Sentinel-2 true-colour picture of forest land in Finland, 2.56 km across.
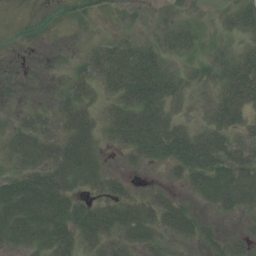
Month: July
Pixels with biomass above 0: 63%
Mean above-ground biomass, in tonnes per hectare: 23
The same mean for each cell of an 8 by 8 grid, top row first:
0 1 3 1 2 7 2 19
1 0 3 22 16 14 7 12
0 0 14 29 50 19 13 45
7 8 36 24 47 15 12 36
23 30 53 16 45 46 39 31
23 37 41 17 5 15 46 43
47 48 32 36 35 33 15 27
26 38 30 32 27 15 16 21
